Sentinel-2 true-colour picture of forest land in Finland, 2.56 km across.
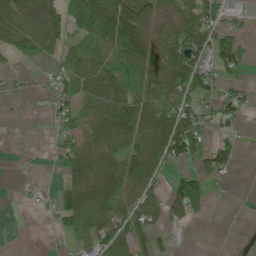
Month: June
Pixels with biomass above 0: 59%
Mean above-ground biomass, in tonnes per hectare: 53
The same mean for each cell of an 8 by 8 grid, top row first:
95 105 146 169 73 49 59 15
49 50 51 92 112 101 74 52
7 9 85 100 92 113 60 20
1 11 50 85 94 73 31 31
0 8 51 72 78 97 37 16
0 2 71 87 89 22 46 3
0 9 110 76 66 65 29 0
0 4 53 89 48 11 0 3
